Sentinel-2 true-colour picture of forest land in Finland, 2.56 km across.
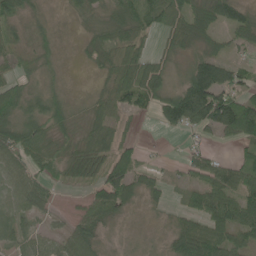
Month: June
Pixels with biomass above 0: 80%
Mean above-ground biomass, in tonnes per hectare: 50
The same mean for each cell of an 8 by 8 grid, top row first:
58 19 33 48 60 74 69 56
46 29 15 60 36 41 31 22
41 22 4 61 92 24 131 54
55 53 18 52 31 102 149 149
72 44 45 72 13 2 23 45
53 39 45 91 39 15 66 69
42 29 28 74 21 17 72 72
35 39 65 11 11 51 108 47
